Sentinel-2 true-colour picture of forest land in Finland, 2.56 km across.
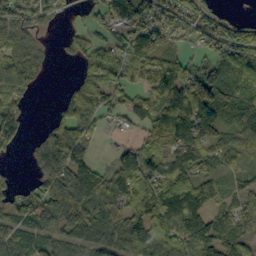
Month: October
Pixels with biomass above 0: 77%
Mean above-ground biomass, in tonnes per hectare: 76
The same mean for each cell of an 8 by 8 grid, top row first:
79 64 28 88 84 79 71 24
73 10 58 71 122 30 64 129
86 8 58 80 75 120 80 73
70 14 131 60 91 109 87 74
51 97 103 3 67 80 64 48
11 97 114 56 99 108 38 38
77 127 137 86 116 138 68 56
86 56 56 60 102 116 128 61
